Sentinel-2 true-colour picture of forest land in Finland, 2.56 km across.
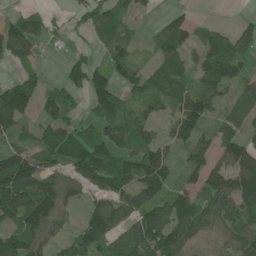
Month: June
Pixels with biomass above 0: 72%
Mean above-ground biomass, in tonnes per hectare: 78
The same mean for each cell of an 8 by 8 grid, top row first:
43 39 47 74 17 36 5 11
101 22 17 56 16 94 84 78
59 26 82 86 59 87 89 61
154 64 26 101 51 74 86 76
47 90 123 93 64 58 60 92
179 97 88 154 124 44 104 168
161 129 40 93 101 100 81 116
112 67 81 65 138 109 32 79
